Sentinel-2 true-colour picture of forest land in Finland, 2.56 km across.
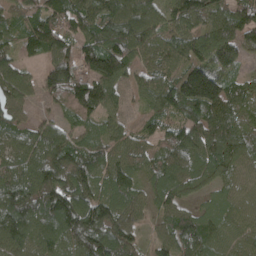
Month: April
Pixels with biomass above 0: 92%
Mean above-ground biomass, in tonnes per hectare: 90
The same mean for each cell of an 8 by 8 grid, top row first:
55 96 103 116 112 81 78 101
71 103 98 124 102 94 114 101
96 80 114 118 66 105 176 52
57 27 83 67 39 73 106 84
76 123 79 73 53 100 114 110
113 109 93 87 52 92 69 68
150 133 134 105 57 72 55 62
107 102 100 132 41 92 86 62
